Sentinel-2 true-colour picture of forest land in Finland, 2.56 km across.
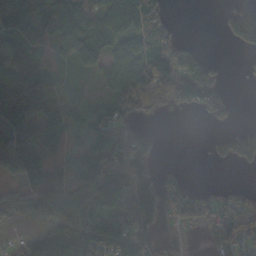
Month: October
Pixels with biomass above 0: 68%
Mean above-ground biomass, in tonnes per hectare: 72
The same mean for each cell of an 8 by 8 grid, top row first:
100 98 86 98 119 7 0 84
87 40 78 74 84 64 5 35
114 59 9 89 180 187 99 3
116 69 32 74 88 31 46 2
116 75 39 130 115 0 17 96
48 64 117 164 90 15 0 2
60 64 76 83 143 51 73 79
20 128 139 134 77 23 16 75
